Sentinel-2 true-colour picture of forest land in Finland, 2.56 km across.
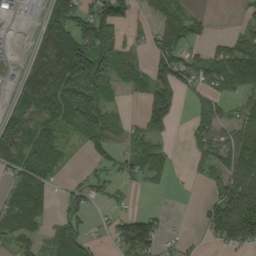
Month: September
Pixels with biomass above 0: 62%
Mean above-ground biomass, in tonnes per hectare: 69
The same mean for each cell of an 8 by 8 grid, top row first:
24 94 123 123 22 68 22 20
6 85 159 96 34 102 40 92
34 106 262 72 69 91 80 113
66 83 177 50 71 55 66 46
90 107 29 61 69 10 78 122
70 62 21 35 57 9 33 120
90 45 52 24 7 0 47 140
67 40 77 34 107 18 26 90
